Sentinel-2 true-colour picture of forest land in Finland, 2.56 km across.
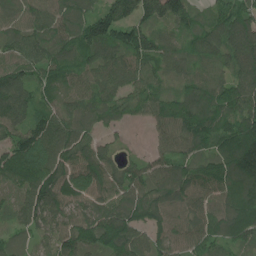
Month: June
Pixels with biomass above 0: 95%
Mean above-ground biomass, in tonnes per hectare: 107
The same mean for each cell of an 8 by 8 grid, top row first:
83 105 99 133 124 122 75 137
97 106 122 123 151 76 119 135
113 83 87 100 100 70 105 116
111 89 95 96 68 122 145 133
111 125 112 37 12 99 104 160
112 136 115 104 111 111 118 155
73 140 97 125 144 94 95 134
57 69 142 166 98 96 95 85
